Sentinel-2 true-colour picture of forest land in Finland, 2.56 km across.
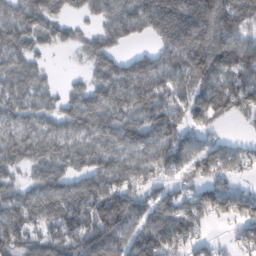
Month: February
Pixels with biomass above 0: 84%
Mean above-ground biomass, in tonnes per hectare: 100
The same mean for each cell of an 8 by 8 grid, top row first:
105 97 40 95 143 214 177 160
106 45 44 77 32 131 150 138
92 38 27 127 143 104 124 140
91 70 110 106 105 111 110 84
91 83 84 84 105 155 62 39
45 97 89 123 80 62 84 43
103 100 155 180 85 94 88 81
111 99 160 120 157 102 47 53
